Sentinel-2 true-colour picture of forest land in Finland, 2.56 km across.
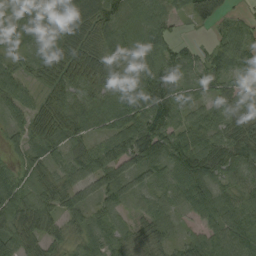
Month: August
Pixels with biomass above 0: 92%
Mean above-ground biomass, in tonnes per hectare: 63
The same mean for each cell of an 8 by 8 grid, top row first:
62 93 123 98 88 45 107 21
52 92 98 82 89 40 32 77
56 72 89 56 75 55 47 46
43 81 72 79 80 59 43 52
31 65 50 65 91 81 68 72
47 41 55 68 57 70 75 55
71 58 51 37 36 41 69 66
71 50 35 38 35 37 61 73
